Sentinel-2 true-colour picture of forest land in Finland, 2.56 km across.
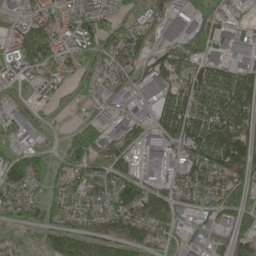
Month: May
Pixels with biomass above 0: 83%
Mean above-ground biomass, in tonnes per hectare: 83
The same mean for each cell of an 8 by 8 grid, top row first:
55 78 114 74 45 72 76 45
88 119 102 78 54 67 79 86
82 68 40 72 79 55 98 96
64 22 26 46 60 117 124 115
70 24 164 122 112 86 128 133
110 93 91 88 86 67 103 90
77 100 77 97 108 66 63 109
44 98 122 92 92 53 78 77
